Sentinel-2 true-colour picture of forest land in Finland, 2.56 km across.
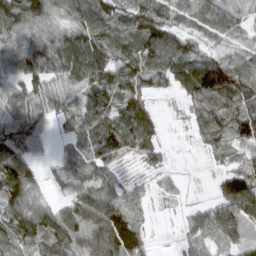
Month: March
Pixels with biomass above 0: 85%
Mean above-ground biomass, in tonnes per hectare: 70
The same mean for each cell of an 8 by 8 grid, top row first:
102 68 81 79 88 59 72 41
71 78 112 66 89 88 35 46
55 64 76 85 72 67 133 110
78 51 70 96 75 9 98 81
94 28 64 95 75 4 46 65
125 24 76 49 18 16 5 72
106 56 103 118 46 15 51 107
75 95 101 134 49 10 72 64
